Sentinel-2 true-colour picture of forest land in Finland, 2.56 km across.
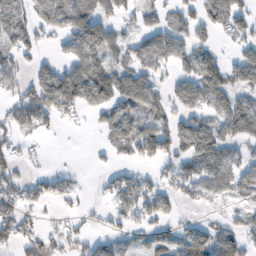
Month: February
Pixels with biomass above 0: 61%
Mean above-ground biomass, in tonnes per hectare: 58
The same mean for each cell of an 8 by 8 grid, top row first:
51 67 110 54 34 45 77 84
33 18 100 67 62 79 48 48
42 83 125 105 70 50 94 69
57 81 50 51 58 55 63 99
42 4 0 48 84 78 85 64
42 42 11 37 37 67 76 67
76 19 22 41 76 28 25 38
62 44 38 41 36 69 91 72
